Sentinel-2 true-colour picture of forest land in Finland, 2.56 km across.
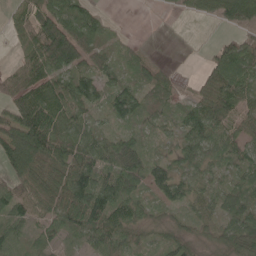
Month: May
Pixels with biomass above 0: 83%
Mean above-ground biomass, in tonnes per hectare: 59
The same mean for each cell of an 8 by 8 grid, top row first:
44 93 87 7 0 6 32 101
25 144 116 27 9 0 10 70
54 77 87 53 46 18 48 75
71 93 67 61 55 37 80 57
95 99 78 62 40 41 72 67
58 70 101 74 76 62 35 48
57 52 112 92 39 44 49 74
48 35 42 71 27 49 35 86
